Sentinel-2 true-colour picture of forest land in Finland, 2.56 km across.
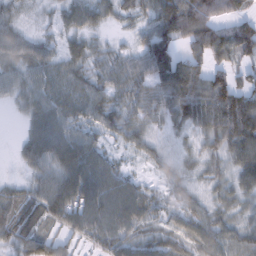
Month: February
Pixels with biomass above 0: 89%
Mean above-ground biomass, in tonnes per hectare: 51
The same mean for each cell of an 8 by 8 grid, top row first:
24 10 49 30 29 121 92 50
63 35 31 18 61 65 87 91
39 49 42 46 49 113 99 48
11 58 46 44 38 64 99 124
14 70 60 17 28 10 39 88
7 47 77 56 11 27 24 55
55 71 66 74 53 28 34 25
56 54 34 64 40 41 67 45
